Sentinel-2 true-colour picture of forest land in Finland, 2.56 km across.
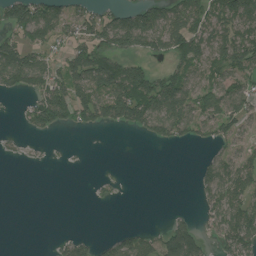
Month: July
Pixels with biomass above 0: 51%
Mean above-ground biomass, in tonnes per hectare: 57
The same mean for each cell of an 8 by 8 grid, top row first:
104 99 64 58 108 76 75 100
109 61 86 108 78 89 80 104
98 92 105 156 125 105 51 66
11 134 73 109 128 114 58 69
10 6 1 0 12 34 31 36
0 0 0 7 0 0 61 69
0 0 0 3 0 4 45 77
0 3 40 45 57 128 32 88
